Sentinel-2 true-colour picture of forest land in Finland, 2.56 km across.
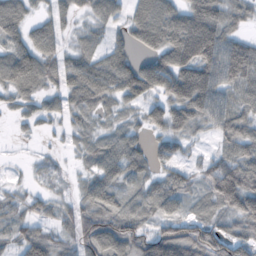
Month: October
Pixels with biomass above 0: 81%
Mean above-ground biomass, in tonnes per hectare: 54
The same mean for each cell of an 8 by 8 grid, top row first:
63 37 23 38 81 65 88 41
56 58 35 37 43 98 95 62
81 50 73 76 92 92 82 65
21 31 43 27 45 73 68 53
3 5 22 43 28 35 10 61
3 15 20 58 43 42 62 94
31 27 52 62 50 36 31 86
40 60 72 92 58 110 109 73
